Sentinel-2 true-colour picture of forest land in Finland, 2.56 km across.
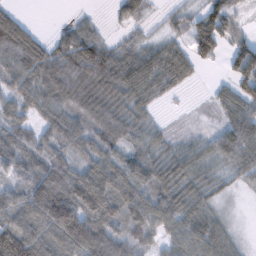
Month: February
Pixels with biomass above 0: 84%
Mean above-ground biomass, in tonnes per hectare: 70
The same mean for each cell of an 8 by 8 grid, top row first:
21 0 14 16 34 24 79 33
93 40 105 44 44 42 77 75
65 97 104 95 83 62 5 90
52 74 78 87 44 4 13 76
76 59 64 79 68 34 45 106
52 106 84 103 84 88 47 45
86 178 147 103 114 102 57 4
124 112 163 112 61 71 110 21
